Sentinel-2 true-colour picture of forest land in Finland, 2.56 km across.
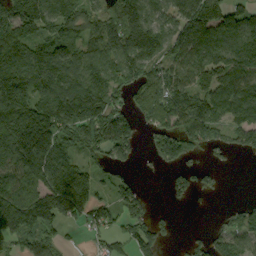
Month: September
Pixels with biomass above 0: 75%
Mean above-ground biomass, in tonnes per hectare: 121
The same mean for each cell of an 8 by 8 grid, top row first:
177 154 127 127 160 108 157 118
173 117 99 139 180 98 151 129
200 186 133 107 130 115 116 139
216 231 226 138 88 156 143 119
259 222 134 186 37 154 113 83
152 173 152 63 11 45 29 0
173 199 165 91 68 11 1 48
84 76 12 50 114 18 78 110
